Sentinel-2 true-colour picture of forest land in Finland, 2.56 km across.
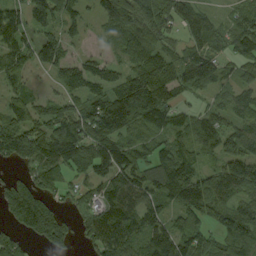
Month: September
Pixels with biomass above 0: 84%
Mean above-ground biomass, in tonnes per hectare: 89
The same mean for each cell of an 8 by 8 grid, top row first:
83 110 40 102 108 111 52 52
110 83 22 36 85 58 101 77
46 25 70 66 133 117 104 56
68 82 92 162 121 74 57 74
147 152 140 83 66 74 77 87
40 109 30 96 84 126 71 120
134 97 49 126 119 95 140 83
56 99 35 139 105 133 66 123
